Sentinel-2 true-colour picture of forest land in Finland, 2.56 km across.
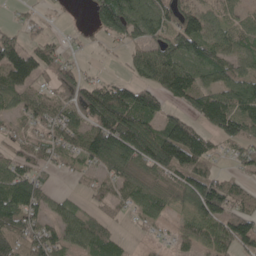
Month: May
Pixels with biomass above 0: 77%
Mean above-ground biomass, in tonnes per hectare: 70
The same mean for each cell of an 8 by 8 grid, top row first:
8 11 4 136 113 94 82 41
69 43 9 13 86 97 86 66
101 31 56 35 74 141 53 75
53 57 84 158 136 43 140 109
44 53 67 137 124 164 54 75
90 28 23 57 59 74 77 35
122 50 31 30 63 44 116 54
89 71 71 66 10 38 76 108
